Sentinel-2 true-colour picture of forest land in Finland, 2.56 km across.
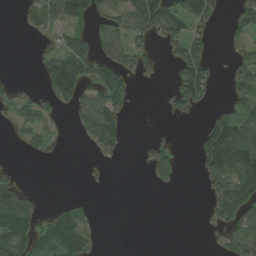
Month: August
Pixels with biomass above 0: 41%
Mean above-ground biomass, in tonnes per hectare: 45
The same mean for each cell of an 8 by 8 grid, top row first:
7 57 96 83 119 92 69 63
0 18 71 77 41 44 34 20
7 71 77 81 23 44 55 48
36 33 54 82 0 17 22 43
11 27 11 59 7 24 116 142
16 0 2 2 8 50 59 132
113 12 27 0 0 0 24 102
107 81 88 0 0 0 7 78
